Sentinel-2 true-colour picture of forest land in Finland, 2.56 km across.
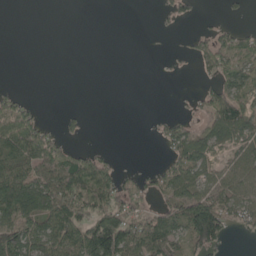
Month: May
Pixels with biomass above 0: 46%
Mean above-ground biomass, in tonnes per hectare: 48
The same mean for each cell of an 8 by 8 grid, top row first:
0 0 0 0 0 24 1 7
0 0 0 0 0 3 50 55
0 0 0 0 0 1 20 70
73 3 9 0 0 5 47 98
103 75 10 3 1 67 66 51
109 83 129 63 18 72 49 61
132 121 109 94 39 80 121 73
127 121 131 174 129 97 117 3
